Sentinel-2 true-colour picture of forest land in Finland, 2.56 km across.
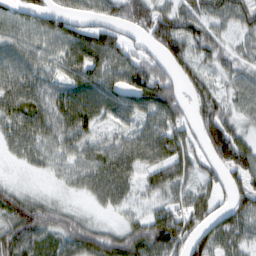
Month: February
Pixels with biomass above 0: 86%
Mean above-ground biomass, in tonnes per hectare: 69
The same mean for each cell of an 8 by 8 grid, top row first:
49 68 48 54 101 99 69 68
57 52 109 111 51 84 66 37
63 44 92 84 142 69 49 59
70 71 101 66 80 76 78 51
55 57 68 49 78 87 88 91
8 20 55 102 54 79 46 70
77 60 19 35 29 68 60 68
99 69 106 85 112 102 68 59
